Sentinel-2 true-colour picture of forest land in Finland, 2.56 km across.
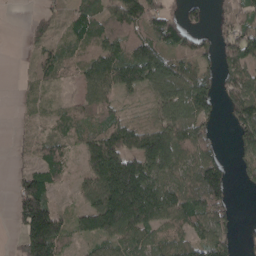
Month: April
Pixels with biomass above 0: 72%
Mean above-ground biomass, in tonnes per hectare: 81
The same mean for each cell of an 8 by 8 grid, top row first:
0 30 63 75 116 56 27 80
1 32 44 92 111 81 40 112
4 31 53 127 101 122 79 90
5 18 59 53 17 107 75 108
14 58 53 129 124 142 83 64
42 97 37 227 185 95 170 24
73 132 53 237 240 134 130 11
32 215 35 74 71 77 88 40
